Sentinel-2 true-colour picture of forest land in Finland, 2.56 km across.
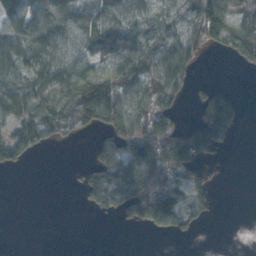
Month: November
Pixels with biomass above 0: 57%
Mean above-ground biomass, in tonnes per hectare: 68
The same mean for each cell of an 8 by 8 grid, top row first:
76 94 74 71 53 64 155 126
95 87 68 95 83 105 63 127
71 86 128 137 95 79 18 0
75 81 141 152 94 52 122 36
80 34 8 100 180 145 113 2
0 0 25 138 189 105 34 0
0 0 9 55 162 120 30 0
0 0 0 0 0 5 0 0
